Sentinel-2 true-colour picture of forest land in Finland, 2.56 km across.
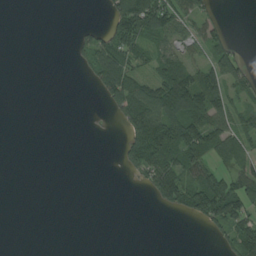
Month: August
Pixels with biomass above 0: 39%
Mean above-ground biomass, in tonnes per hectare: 41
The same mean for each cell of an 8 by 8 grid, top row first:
0 0 0 70 161 93 41 0
0 0 32 81 50 47 64 17
0 0 5 118 47 130 73 64
0 0 0 29 119 121 118 47
0 0 0 1 137 127 94 67
0 0 0 0 60 109 78 71
0 0 0 0 0 50 130 82
0 0 0 0 0 0 12 86
